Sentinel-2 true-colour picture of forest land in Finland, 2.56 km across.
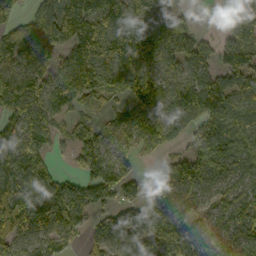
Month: October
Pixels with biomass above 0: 83%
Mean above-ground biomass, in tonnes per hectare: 101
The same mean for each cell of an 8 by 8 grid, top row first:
27 108 153 121 121 68 9 138
106 119 155 137 110 69 53 151
104 87 176 111 151 92 102 96
70 93 48 44 114 117 153 102
76 64 120 64 64 38 119 156
111 103 67 123 38 114 84 92
177 163 106 65 102 129 63 137
96 91 42 88 105 142 87 159
